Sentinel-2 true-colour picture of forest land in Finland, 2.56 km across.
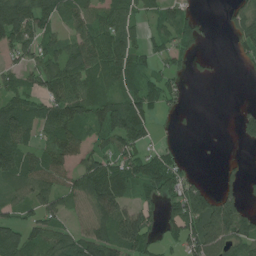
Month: July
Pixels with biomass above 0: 68%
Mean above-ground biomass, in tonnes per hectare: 72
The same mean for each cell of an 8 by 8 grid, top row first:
171 93 83 83 43 61 5 63
93 64 88 117 60 65 8 43
58 89 104 76 70 29 7 2
140 90 110 129 96 15 0 23
126 76 69 66 56 17 2 11
101 89 78 131 104 75 5 23
54 82 42 149 64 86 113 94
90 79 87 117 110 45 130 88
